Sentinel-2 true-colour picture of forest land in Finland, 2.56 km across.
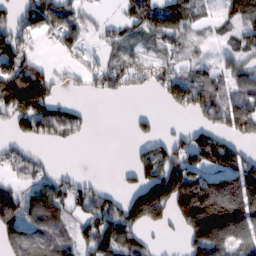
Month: February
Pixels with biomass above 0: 63%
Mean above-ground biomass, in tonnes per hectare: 87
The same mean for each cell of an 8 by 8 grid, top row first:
74 167 60 15 117 117 23 117
126 20 54 44 36 53 17 60
197 88 36 95 68 99 84 71
152 118 33 0 15 31 114 140
50 39 15 0 44 73 129 56
50 65 33 2 103 175 115 176
96 131 71 99 195 127 260 203
95 93 76 162 60 7 211 125
